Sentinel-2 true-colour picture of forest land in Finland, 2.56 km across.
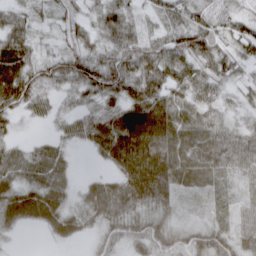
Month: March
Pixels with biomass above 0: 88%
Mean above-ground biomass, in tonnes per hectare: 42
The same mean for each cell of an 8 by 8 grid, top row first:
30 19 25 37 21 40 44 30
63 13 32 42 52 59 65 37
75 47 47 59 61 44 44 31
35 21 27 44 73 56 33 19
21 24 20 66 87 67 55 53
42 53 10 33 86 53 32 39
66 63 35 64 40 23 15 32
7 10 16 35 58 58 54 44
